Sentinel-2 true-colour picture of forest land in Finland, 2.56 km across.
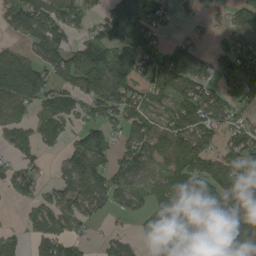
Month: August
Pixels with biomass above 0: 73%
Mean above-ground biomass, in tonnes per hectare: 89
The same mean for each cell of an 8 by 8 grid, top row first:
131 136 92 94 101 28 36 97
35 130 70 92 115 71 33 122
138 92 88 143 83 120 74 150
80 60 63 102 98 94 129 71
44 30 82 74 131 122 90 99
65 22 127 112 95 88 97 94
12 72 86 58 55 126 164 144
35 94 51 55 53 111 136 126
